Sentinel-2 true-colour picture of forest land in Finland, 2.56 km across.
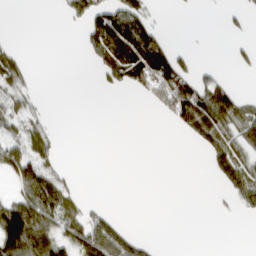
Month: March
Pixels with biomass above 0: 34%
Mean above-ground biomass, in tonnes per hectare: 32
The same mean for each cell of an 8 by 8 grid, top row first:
0 0 42 78 57 1 0 12
14 0 13 92 100 22 0 13
42 0 0 36 81 106 33 3
34 8 0 0 2 82 96 67
43 34 0 0 0 0 55 48
57 56 4 0 0 0 12 71
85 88 35 7 0 0 1 24
109 81 77 88 22 0 0 0
